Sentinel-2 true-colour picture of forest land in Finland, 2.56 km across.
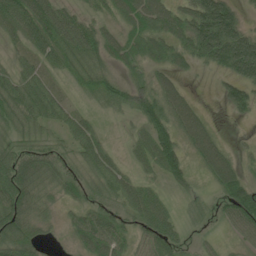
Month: June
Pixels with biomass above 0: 77%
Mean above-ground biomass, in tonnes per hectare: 56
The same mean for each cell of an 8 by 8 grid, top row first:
86 90 43 42 102 69 160 52
20 67 84 67 76 66 128 147
51 34 39 50 48 38 4 89
71 57 21 24 81 79 17 40
43 30 50 13 47 67 84 6
91 62 41 55 22 54 45 62
89 32 37 44 71 18 24 96
79 13 46 73 40 44 14 25
